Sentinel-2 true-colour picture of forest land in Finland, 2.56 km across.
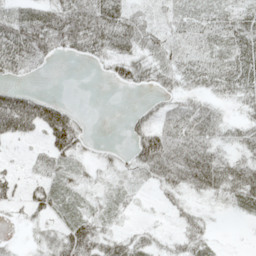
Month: May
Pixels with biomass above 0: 70%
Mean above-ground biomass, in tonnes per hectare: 33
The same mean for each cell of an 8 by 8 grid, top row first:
43 55 69 56 13 21 22 28
79 53 45 49 28 22 20 42
23 2 0 19 31 32 40 51
136 71 9 0 25 39 34 17
25 37 28 5 68 53 41 32
17 25 20 18 29 50 66 54
13 31 19 23 5 19 12 26
5 34 75 43 28 24 25 0
